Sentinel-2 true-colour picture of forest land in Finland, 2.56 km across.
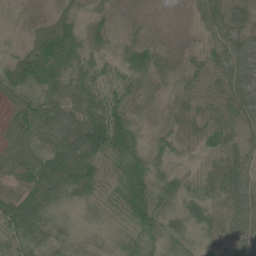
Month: June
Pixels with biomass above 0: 90%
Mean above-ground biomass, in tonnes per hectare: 47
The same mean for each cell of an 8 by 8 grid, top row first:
10 20 32 14 6 2 48 46
11 106 61 18 48 13 34 63
60 84 52 34 40 25 35 82
39 60 58 66 21 23 35 59
45 33 72 101 41 34 43 42
57 88 85 31 75 58 43 60
81 60 36 32 73 42 52 62
52 58 26 28 51 47 27 54
